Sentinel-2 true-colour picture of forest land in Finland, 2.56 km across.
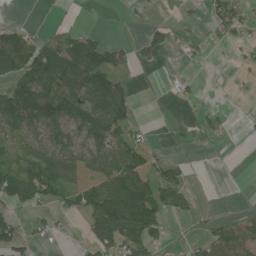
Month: June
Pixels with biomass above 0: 47%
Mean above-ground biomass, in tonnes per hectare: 53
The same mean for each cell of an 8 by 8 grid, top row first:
0 0 0 0 11 8 35 51
119 82 112 47 33 16 15 19
86 102 115 75 0 20 1 7
129 111 106 106 0 11 22 5
56 91 62 87 46 6 13 1
80 99 95 124 127 47 0 0
37 31 66 185 170 53 4 4
67 22 11 115 103 4 50 79
